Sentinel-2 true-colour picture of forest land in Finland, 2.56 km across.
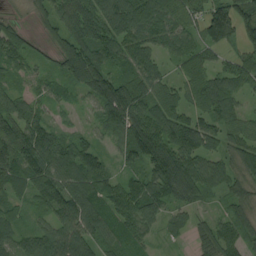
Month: August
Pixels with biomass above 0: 91%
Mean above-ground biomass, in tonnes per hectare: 83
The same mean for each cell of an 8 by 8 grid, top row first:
24 55 112 118 109 77 113 110
90 40 119 96 94 63 62 55
40 40 91 121 79 41 72 67
99 43 24 132 111 82 73 47
146 120 78 45 155 122 65 74
86 134 133 59 75 165 89 64
41 89 137 98 111 59 29 77
78 93 105 69 55 16 87 82
